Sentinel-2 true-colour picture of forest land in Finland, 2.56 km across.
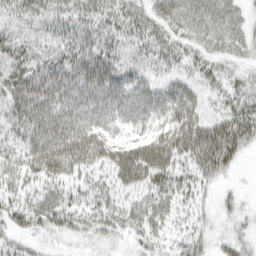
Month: March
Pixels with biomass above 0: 80%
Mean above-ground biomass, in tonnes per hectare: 37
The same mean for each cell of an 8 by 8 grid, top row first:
24 28 29 33 30 40 45 27
33 25 41 32 28 28 28 26
50 69 75 65 33 26 23 21
49 65 56 56 53 51 23 44
28 71 71 47 47 51 67 54
34 39 30 31 46 35 38 7
34 45 32 33 43 29 13 18
23 13 16 18 26 20 18 28
